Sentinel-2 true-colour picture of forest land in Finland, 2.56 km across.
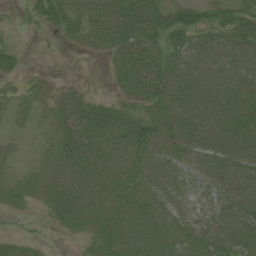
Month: July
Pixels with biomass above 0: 80%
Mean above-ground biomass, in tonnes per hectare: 36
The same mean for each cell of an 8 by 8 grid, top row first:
7 40 51 39 65 41 35 49
16 2 13 36 52 38 49 56
12 13 6 16 66 56 53 52
19 22 49 44 37 56 58 52
10 15 52 48 60 51 52 52
11 25 45 38 37 31 45 50
12 19 42 29 38 30 30 51
19 4 9 35 38 38 50 49
